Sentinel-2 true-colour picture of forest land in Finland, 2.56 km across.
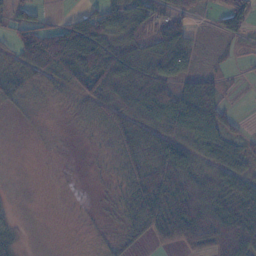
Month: November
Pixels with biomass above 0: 64%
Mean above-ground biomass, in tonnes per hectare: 38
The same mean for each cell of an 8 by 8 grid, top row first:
36 15 34 55 60 50 14 71
52 113 130 43 47 82 9 9
39 38 63 58 49 43 47 7
7 3 20 43 48 72 94 8
0 1 1 29 62 51 54 30
0 0 0 13 52 76 41 50
5 0 1 6 54 73 58 69
14 0 0 10 19 48 63 76
